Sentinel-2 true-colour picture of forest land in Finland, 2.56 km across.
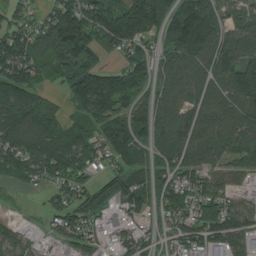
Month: July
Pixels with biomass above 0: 87%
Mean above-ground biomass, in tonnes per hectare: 120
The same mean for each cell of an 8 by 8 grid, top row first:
78 99 210 171 248 206 244 82
147 169 234 98 102 185 185 135
167 41 227 138 125 121 134 185
152 101 96 135 105 113 121 142
138 144 137 149 89 125 136 133
68 80 97 107 85 99 92 77
11 56 126 92 115 112 111 85
61 30 90 47 67 68 111 79
